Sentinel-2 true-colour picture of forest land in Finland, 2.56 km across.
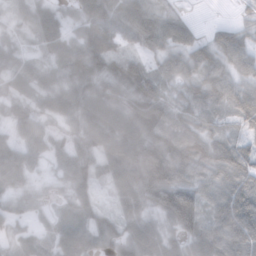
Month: November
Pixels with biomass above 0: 92%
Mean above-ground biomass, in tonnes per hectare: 65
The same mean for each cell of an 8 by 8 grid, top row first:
29 60 57 86 82 47 0 13
36 55 71 68 52 70 53 64
62 54 86 79 96 50 64 51
54 57 78 85 106 55 58 60
57 57 61 83 106 86 74 45
64 24 83 70 118 101 60 86
36 22 63 34 66 141 68 100
42 48 73 44 87 53 85 87
